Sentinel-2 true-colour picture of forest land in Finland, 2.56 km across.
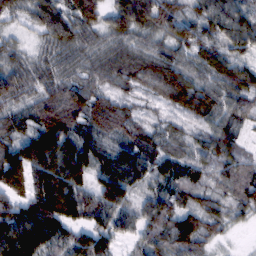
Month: February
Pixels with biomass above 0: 94%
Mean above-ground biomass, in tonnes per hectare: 70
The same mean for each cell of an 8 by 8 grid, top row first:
37 89 119 80 126 81 93 88
33 45 59 48 52 68 57 71
74 57 64 54 72 97 68 62
45 83 86 73 25 43 75 60
82 137 89 51 57 50 63 34
87 109 83 112 71 73 44 65
80 112 83 94 67 61 54 49
106 73 66 58 61 72 47 2
